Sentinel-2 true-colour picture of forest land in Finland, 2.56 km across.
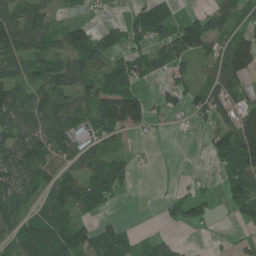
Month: June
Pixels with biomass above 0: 63%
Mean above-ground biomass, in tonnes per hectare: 55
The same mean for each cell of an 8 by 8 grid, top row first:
73 48 15 8 77 39 69 50
86 73 111 51 43 77 52 127
67 71 73 64 31 45 25 75
85 90 56 130 83 24 63 84
77 74 61 23 4 0 30 139
64 52 63 66 1 3 5 89
54 63 61 14 0 35 35 52
63 95 86 74 22 17 5 11
